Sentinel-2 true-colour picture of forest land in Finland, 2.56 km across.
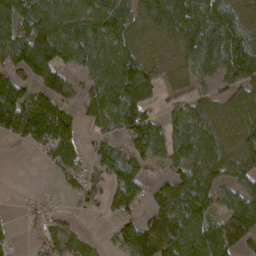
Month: March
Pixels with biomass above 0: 75%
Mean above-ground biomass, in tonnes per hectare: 79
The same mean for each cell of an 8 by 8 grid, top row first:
109 102 90 99 87 125 109 93
103 155 94 94 66 71 112 110
79 96 41 102 127 39 46 92
146 135 40 81 100 45 71 74
24 104 69 52 102 80 92 75
0 14 60 81 46 73 99 75
4 24 24 57 51 111 74 110
15 47 33 37 142 132 123 100
